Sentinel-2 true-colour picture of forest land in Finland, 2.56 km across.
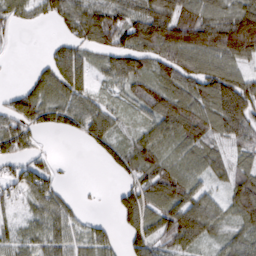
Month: March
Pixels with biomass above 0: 78%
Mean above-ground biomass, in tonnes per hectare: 67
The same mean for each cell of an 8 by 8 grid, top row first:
45 43 75 82 96 116 79 111
4 16 53 79 90 126 125 152
3 83 80 50 65 81 100 88
84 77 77 46 50 91 81 118
77 4 12 52 69 59 73 69
60 68 0 13 73 78 52 82
34 84 20 18 104 106 81 95
39 61 45 44 74 86 52 53
